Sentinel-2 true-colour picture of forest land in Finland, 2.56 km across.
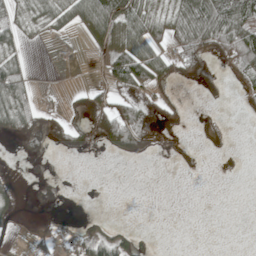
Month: May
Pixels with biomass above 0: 39%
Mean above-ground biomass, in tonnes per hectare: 35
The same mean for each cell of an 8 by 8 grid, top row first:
39 51 103 147 98 71 129 116
37 1 6 91 99 50 64 106
68 0 0 38 73 38 16 32
80 16 30 81 51 37 5 4
8 28 30 64 73 9 20 0
7 8 0 0 0 2 0 4
32 17 0 0 0 0 0 0
5 28 62 71 13 0 0 0
